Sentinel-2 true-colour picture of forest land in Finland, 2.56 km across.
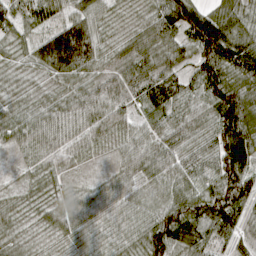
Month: April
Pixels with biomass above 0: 97%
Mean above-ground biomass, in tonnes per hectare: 67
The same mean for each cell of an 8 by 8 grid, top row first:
64 72 76 31 37 113 83 59
33 153 175 35 65 60 123 91
30 32 49 60 78 70 108 68
40 60 67 59 43 70 65 132
39 59 49 26 55 73 65 124
19 35 20 38 63 65 59 132
30 40 78 81 52 90 96 93
39 23 53 59 83 114 73 45
